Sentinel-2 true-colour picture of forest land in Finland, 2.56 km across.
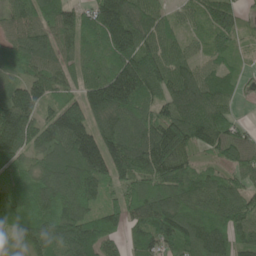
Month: June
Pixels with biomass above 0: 94%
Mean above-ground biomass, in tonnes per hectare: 110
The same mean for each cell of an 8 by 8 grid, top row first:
81 87 94 203 129 46 83 60
75 110 82 130 123 73 57 33
63 112 77 180 177 123 88 35
175 77 140 164 97 135 140 22
160 106 167 154 143 160 99 92
68 113 161 131 119 133 66 74
79 109 126 82 127 128 112 106
124 130 167 75 84 140 166 91
